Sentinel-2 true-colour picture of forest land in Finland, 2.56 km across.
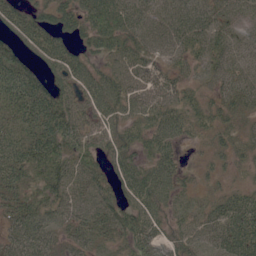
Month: June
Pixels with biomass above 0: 88%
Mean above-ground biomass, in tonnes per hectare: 45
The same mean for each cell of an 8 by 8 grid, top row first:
51 47 56 70 45 47 39 33
50 63 37 60 51 40 42 34
67 49 53 60 56 39 29 39
40 74 51 52 53 52 38 35
45 68 49 47 43 36 24 32
37 45 54 43 64 42 18 15
39 38 50 49 67 26 33 63
42 28 30 25 54 39 39 75
